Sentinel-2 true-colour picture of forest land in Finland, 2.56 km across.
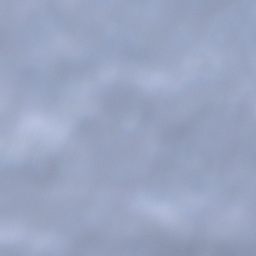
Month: December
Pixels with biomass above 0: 66%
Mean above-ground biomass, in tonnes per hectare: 63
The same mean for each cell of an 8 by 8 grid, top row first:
125 42 158 67 90 88 104 137
60 98 71 48 57 71 69 48
14 52 48 77 62 98 93 100
58 31 36 18 31 75 89 91
151 91 16 7 4 67 100 82
52 73 58 1 22 18 25 40
4 68 90 9 64 33 58 63
67 83 61 18 54 68 73 86
